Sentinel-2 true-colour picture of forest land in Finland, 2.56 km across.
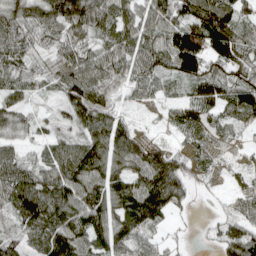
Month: April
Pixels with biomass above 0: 88%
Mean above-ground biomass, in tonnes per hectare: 86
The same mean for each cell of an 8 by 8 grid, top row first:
110 108 119 110 86 92 133 82
79 49 73 85 108 165 144 109
76 42 123 85 90 75 103 86
70 20 96 79 21 53 77 84
51 53 88 125 80 30 76 40
110 101 134 108 128 135 36 35
109 150 132 107 147 58 11 44
55 112 112 104 52 20 18 108
